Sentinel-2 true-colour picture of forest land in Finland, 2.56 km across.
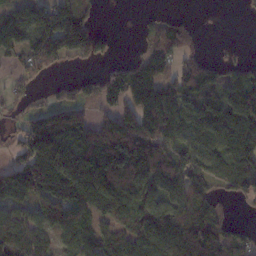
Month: November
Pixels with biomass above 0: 71%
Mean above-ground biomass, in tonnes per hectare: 96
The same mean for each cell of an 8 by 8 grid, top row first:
89 132 90 0 13 24 0 5
68 138 134 31 39 108 11 16
51 26 38 75 157 91 100 91
36 79 46 63 223 182 95 148
51 215 130 123 127 87 124 131
116 244 256 129 115 110 95 111
63 98 112 147 91 99 97 12
144 64 99 102 108 114 137 89
